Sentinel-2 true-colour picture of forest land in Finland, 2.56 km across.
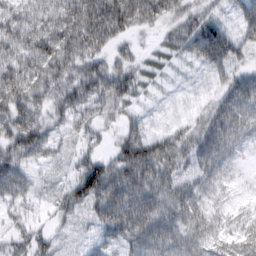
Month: March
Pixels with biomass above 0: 89%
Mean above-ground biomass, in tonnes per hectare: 59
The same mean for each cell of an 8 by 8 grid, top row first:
65 75 108 110 83 53 45 47
80 89 87 47 18 41 109 48
95 77 88 91 34 10 20 60
96 63 62 40 16 6 51 83
83 57 34 30 83 63 88 50
77 14 78 90 82 60 53 14
40 21 50 98 86 76 48 22
46 38 14 50 76 65 55 49
